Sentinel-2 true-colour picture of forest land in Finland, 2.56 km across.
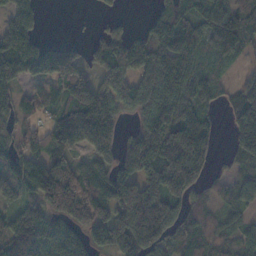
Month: November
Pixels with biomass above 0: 77%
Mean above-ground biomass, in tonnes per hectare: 118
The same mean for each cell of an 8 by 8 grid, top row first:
121 7 2 29 17 120 128 127
196 86 48 143 166 190 100 88
103 102 141 179 171 217 87 33
98 56 209 155 149 180 51 158
79 85 135 137 205 213 97 135
130 190 98 100 160 213 49 57
81 80 124 100 263 86 38 45
241 166 90 154 166 62 73 68
